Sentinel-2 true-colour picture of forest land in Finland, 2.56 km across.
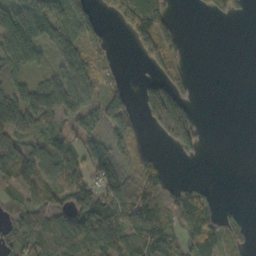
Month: October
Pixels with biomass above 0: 58%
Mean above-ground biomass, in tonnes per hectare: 51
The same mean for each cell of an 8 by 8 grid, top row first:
67 82 93 33 129 15 11 12
92 37 49 13 45 39 0 0
41 47 82 19 23 42 0 0
88 97 74 67 62 195 0 0
89 51 49 57 31 77 5 0
88 54 60 82 83 3 2 0
37 67 66 78 106 49 40 5
52 94 88 70 76 43 72 14
